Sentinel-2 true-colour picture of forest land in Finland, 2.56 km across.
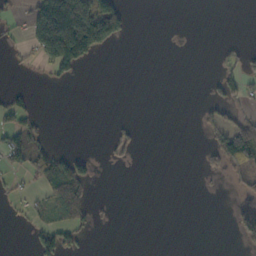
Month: October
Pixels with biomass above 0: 21%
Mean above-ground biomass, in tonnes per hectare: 35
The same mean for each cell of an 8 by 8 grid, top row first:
10 254 277 155 0 0 0 0
11 190 214 41 0 0 0 19
0 15 15 0 0 0 12 48
52 2 0 0 0 0 25 29
73 33 0 39 6 0 30 158
23 87 89 0 0 0 18 41
10 46 64 3 0 0 0 13
0 64 33 0 0 0 0 30
